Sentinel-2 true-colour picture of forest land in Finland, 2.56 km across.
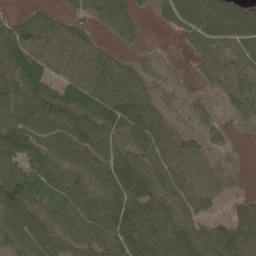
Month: May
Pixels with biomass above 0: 86%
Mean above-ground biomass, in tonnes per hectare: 74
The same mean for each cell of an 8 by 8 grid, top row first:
34 52 27 85 19 51 92 75
100 90 91 35 15 3 35 52
92 78 91 79 53 16 27 46
97 121 112 93 92 47 34 31
103 88 117 86 82 73 49 11
131 75 84 123 102 78 62 24
129 64 114 102 104 86 35 53
90 96 86 90 101 125 83 113
